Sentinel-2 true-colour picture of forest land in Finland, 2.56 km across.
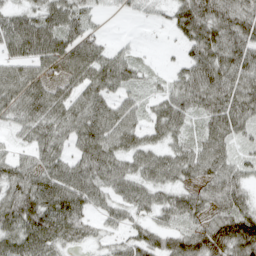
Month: April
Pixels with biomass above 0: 87%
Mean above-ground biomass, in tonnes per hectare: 64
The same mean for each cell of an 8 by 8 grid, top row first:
61 76 59 10 17 63 95 88
78 101 95 36 7 20 99 89
89 68 77 79 35 39 87 75
61 80 68 68 39 66 64 72
26 66 60 71 50 47 68 36
74 77 74 75 60 57 70 55
89 93 67 45 49 67 59 73
68 68 39 27 61 65 84 121
